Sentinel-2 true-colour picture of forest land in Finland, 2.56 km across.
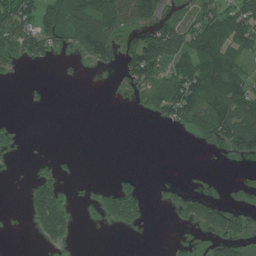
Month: July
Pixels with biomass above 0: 41%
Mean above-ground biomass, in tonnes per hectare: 39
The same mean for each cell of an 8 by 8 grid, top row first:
94 96 126 106 92 47 82 90
58 48 54 68 97 81 126 80
5 1 2 1 73 76 139 67
0 2 0 0 20 80 88 92
13 0 0 0 0 0 14 79
1 18 3 4 5 1 2 0
0 84 4 47 18 24 47 26
0 26 2 0 0 7 17 49
